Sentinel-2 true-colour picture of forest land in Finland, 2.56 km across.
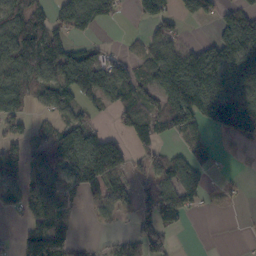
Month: October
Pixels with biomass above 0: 62%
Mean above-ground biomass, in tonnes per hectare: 75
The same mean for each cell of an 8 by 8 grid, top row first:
88 58 100 45 60 52 52 83
129 123 41 15 40 80 63 121
130 98 124 119 82 186 124 117
88 46 52 46 87 160 117 135
58 96 136 107 72 22 12 19
82 84 112 117 51 94 31 8
54 109 37 52 72 125 11 7
31 175 24 28 91 25 0 2
